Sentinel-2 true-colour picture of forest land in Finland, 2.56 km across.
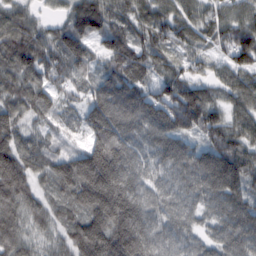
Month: February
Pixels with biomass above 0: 96%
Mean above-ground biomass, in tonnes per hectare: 112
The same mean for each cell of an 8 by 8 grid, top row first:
89 32 125 96 85 89 60 77
152 113 118 102 97 61 56 132
123 92 63 108 83 101 73 96
82 69 72 157 133 160 120 93
104 65 47 187 91 110 97 117
166 91 191 222 103 91 135 148
138 89 126 218 154 102 83 128
125 56 157 197 179 111 75 125
